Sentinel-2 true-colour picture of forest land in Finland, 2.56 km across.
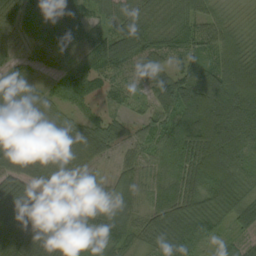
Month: September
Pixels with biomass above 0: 95%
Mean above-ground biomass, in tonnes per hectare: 78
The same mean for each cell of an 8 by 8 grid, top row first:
72 106 72 59 57 69 56 19
23 72 76 92 71 66 64 64
38 25 95 47 55 102 141 121
67 58 31 36 35 116 165 137
130 145 98 72 51 116 163 122
92 100 54 34 57 95 138 80
82 69 49 83 62 113 78 67
94 88 50 88 53 117 41 27
